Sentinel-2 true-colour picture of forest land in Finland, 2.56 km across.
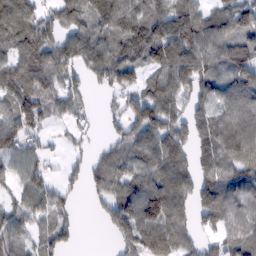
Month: February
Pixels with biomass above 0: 79%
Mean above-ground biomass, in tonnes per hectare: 76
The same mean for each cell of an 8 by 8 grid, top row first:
117 46 94 132 102 117 68 109
81 81 93 89 107 130 101 98
84 85 43 71 54 71 72 94
86 52 26 25 101 61 78 108
65 22 17 43 83 87 102 111
53 51 34 76 89 103 85 90
59 73 11 66 128 98 103 71
68 59 13 30 74 83 41 75
